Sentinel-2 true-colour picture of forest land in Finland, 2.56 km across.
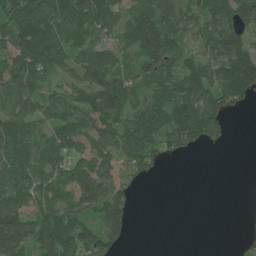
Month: July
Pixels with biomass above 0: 74%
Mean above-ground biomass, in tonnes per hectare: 73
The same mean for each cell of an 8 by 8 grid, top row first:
127 120 122 97 97 75 70 85
149 145 93 74 100 65 62 93
109 46 68 108 73 81 77 133
87 68 79 142 88 111 107 16
102 73 71 107 111 58 48 0
85 88 95 69 29 0 0 0
92 87 82 93 0 0 0 1
117 135 117 52 0 0 0 8
